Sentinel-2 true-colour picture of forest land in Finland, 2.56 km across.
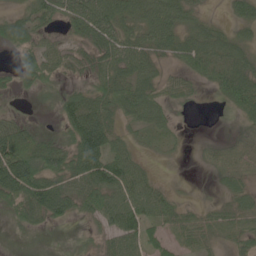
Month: June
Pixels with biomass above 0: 72%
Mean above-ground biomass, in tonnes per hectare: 45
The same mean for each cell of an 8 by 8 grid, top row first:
35 44 77 82 62 60 17 35
44 44 33 77 60 53 55 43
33 37 18 61 64 35 27 63
16 6 82 51 68 18 2 33
120 71 84 61 20 14 12 36
132 90 69 78 43 3 6 33
55 80 39 56 60 35 18 35
3 1 9 42 53 28 33 35
